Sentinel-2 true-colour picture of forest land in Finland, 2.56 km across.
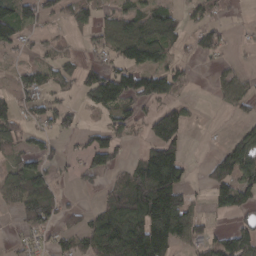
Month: March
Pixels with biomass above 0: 56%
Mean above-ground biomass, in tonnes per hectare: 64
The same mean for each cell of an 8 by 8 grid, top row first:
113 44 55 50 81 44 43 9
40 29 16 60 107 33 50 10
28 50 52 100 108 64 8 48
54 64 35 64 42 77 1 33
52 27 22 92 42 91 2 80
82 70 43 42 172 149 46 103
42 85 21 90 187 186 30 66
14 29 59 142 176 104 56 84
